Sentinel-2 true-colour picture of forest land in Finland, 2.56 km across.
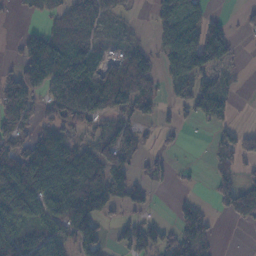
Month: November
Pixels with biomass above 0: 60%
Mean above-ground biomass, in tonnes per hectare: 56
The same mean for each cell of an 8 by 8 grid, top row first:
9 34 58 25 3 77 37 18
21 95 58 24 32 90 149 8
88 123 135 81 73 94 45 10
76 61 103 61 51 23 68 3
74 87 37 67 29 11 10 49
107 89 83 58 21 7 14 39
82 70 104 44 21 26 18 71
93 77 89 27 81 92 46 0
